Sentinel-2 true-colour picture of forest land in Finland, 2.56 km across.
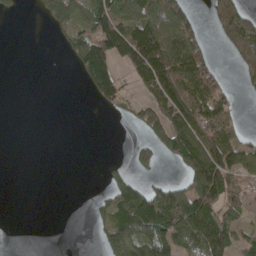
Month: April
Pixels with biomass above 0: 45%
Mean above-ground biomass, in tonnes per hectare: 65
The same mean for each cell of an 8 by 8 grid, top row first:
15 66 72 118 101 115 30 114
0 1 91 128 177 179 39 104
0 0 29 133 115 196 111 26
0 0 0 21 76 140 142 21
0 0 0 0 48 115 137 77
0 0 0 27 27 24 193 74
0 0 0 84 140 148 131 43
0 0 0 95 98 106 147 56
